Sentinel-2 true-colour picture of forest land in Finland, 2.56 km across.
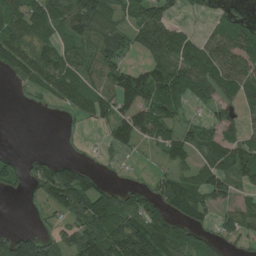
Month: July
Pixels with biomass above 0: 64%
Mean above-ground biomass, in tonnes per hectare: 57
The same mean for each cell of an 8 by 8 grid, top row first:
69 81 98 62 76 28 15 28
76 58 55 79 56 99 66 78
25 75 62 62 90 99 86 85
0 5 31 57 71 46 20 37
0 0 4 39 31 78 54 63
34 69 80 5 5 48 75 70
0 37 104 103 59 75 62 56
105 52 98 121 119 83 34 34
